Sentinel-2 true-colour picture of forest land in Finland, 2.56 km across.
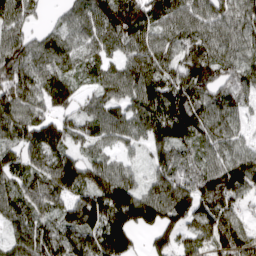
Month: April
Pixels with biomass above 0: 91%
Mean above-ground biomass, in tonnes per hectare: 113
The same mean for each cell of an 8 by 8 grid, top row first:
99 27 85 166 160 114 102 110
111 114 88 85 132 124 117 98
141 123 65 96 128 130 125 128
135 86 84 90 120 153 120 69
97 154 74 62 67 114 89 69
97 141 141 106 60 134 128 170
107 96 170 196 185 140 144 78
86 117 153 184 35 85 103 131
